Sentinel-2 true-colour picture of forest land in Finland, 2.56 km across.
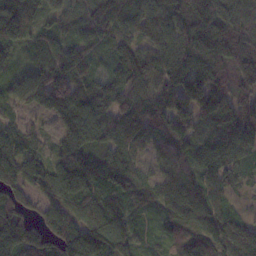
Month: November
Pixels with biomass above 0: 94%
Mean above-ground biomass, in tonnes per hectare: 96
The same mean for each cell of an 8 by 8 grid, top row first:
126 70 72 125 102 101 151 143
64 84 80 64 97 116 129 126
51 132 97 80 107 123 133 92
40 78 135 117 106 130 116 89
108 44 114 82 78 108 96 107
104 105 145 103 59 94 88 53
81 80 110 101 41 95 102 19
69 63 120 150 22 66 93 166
